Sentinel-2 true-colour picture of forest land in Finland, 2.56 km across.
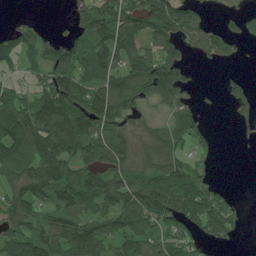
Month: July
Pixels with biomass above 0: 67%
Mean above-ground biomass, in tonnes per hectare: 80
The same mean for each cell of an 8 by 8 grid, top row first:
10 2 62 119 144 139 26 24
78 84 85 119 85 85 71 23
28 74 82 99 134 100 0 30
128 150 126 116 44 57 11 39
160 139 124 115 90 64 26 8
95 138 99 102 89 109 30 0
93 78 92 91 136 107 94 17
93 101 139 88 91 71 43 12
